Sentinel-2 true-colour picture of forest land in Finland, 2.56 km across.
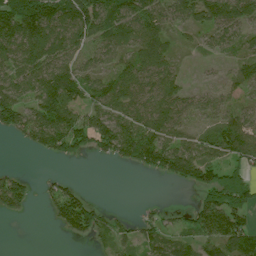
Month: July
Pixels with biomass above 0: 68%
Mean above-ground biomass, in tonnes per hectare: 72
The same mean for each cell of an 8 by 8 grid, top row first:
177 179 166 112 100 50 94 101
111 124 66 72 85 23 31 43
86 105 89 75 74 42 6 46
115 128 87 81 90 80 53 62
16 94 66 101 132 78 70 123
37 17 5 0 16 92 93 100
54 29 118 9 13 17 126 126
0 0 24 36 49 42 70 113
